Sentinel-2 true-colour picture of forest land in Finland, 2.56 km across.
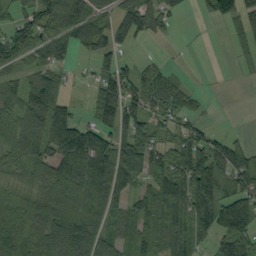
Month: September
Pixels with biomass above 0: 72%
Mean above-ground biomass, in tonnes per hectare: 73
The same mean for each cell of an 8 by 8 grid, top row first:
50 101 108 62 111 41 39 82
100 78 70 66 6 1 0 33
42 67 11 103 77 45 1 8
74 102 23 105 93 71 11 0
66 97 142 113 85 69 70 47
36 49 105 136 71 121 88 103
73 48 102 75 96 105 106 119
67 62 165 77 91 113 51 110
